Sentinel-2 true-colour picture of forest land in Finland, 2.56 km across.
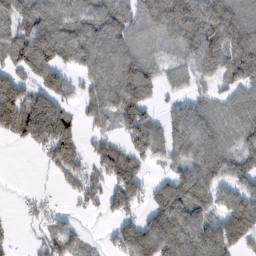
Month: February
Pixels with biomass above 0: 75%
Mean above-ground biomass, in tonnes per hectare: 79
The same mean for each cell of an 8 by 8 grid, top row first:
109 102 90 99 87 125 109 93
103 155 94 94 66 71 112 110
79 96 41 102 127 39 46 92
146 135 40 81 100 45 71 74
24 104 69 52 102 80 92 75
0 14 60 81 46 73 99 75
4 24 24 57 51 111 74 110
15 47 33 37 142 132 123 100
